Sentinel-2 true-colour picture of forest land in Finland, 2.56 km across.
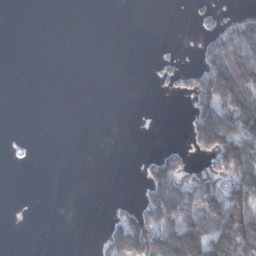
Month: January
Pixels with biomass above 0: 27%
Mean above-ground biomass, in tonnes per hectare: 36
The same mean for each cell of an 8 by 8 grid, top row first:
0 0 0 0 0 0 20 38
0 0 0 0 0 3 60 100
0 0 0 0 0 29 123 139
0 0 0 0 0 0 121 120
1 0 0 0 0 7 87 126
0 0 0 0 31 72 48 108
0 0 0 6 63 123 132 136
0 0 0 66 111 159 145 134
